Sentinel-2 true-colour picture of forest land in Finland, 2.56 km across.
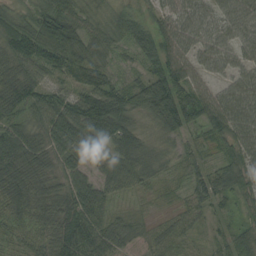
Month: August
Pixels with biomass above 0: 94%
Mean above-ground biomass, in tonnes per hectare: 64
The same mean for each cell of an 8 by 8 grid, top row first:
51 96 54 47 34 59 47 68
76 105 73 44 73 67 50 50
86 63 51 46 56 97 42 63
70 104 118 126 54 121 82 91
90 78 79 71 47 25 40 65
109 70 55 50 57 22 66 59
95 87 93 36 17 26 39 23
33 68 98 63 37 54 19 60
